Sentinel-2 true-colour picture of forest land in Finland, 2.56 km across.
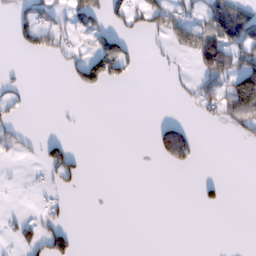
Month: February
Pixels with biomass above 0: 21%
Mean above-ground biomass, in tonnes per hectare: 29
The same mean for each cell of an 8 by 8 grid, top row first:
28 39 55 49 73 65 88 109
22 39 24 77 8 45 131 102
12 0 44 52 2 9 63 115
19 0 2 0 0 0 28 107
35 39 1 0 0 134 0 13
1 33 35 0 0 1 4 0
5 25 0 0 0 0 19 0
33 68 9 0 0 0 0 0
